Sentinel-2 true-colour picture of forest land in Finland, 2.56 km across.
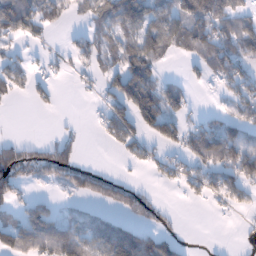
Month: January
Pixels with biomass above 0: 52%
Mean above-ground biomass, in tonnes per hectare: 60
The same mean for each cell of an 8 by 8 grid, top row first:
145 76 25 106 112 79 137 80
22 13 44 68 111 57 98 109
41 30 9 54 106 23 39 92
1 9 0 53 128 66 20 60
53 39 28 19 39 56 115 114
81 47 75 38 8 44 78 109
39 48 23 38 72 4 10 37
82 103 104 177 105 28 0 13
